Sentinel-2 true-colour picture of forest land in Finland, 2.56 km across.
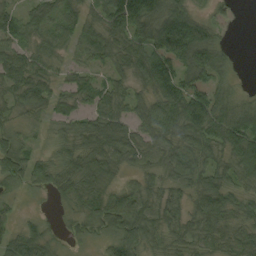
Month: September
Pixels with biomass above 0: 90%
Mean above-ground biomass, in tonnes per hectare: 62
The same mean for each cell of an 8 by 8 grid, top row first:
58 61 72 99 122 110 29 11
59 51 45 72 79 133 95 2
77 58 45 49 78 113 62 10
34 46 44 69 55 95 104 63
57 25 63 85 59 63 80 95
77 65 87 57 45 60 69 60
20 6 42 78 60 50 82 54
60 40 24 61 62 48 54 60
